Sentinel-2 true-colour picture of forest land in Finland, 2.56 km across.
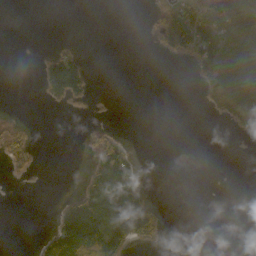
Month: October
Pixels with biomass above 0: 26%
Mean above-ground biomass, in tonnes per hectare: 27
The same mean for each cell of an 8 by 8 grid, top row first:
0 0 0 0 4 101 119 102
0 4 5 0 0 76 85 87
0 54 56 0 0 0 49 117
2 1 3 1 0 0 12 60
33 0 2 56 0 0 0 4
8 0 7 109 6 0 0 0
0 0 104 91 84 0 0 0
0 39 129 64 35 0 0 0
